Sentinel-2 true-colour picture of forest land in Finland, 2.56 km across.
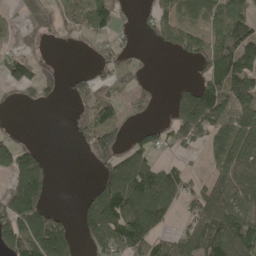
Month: May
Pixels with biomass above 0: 58%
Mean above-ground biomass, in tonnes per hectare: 83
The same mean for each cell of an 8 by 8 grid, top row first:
26 68 70 87 28 95 100 106
32 7 16 42 11 65 99 201
92 54 35 69 28 10 108 190
13 2 42 92 38 58 151 115
63 6 30 104 56 51 72 138
108 82 0 92 146 95 61 101
174 82 40 168 172 57 123 97
133 217 62 141 144 65 136 160
